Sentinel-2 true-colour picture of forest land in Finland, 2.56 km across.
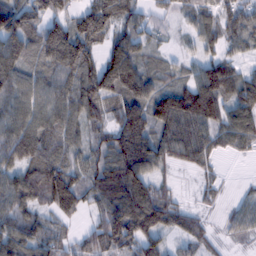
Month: February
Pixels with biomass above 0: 87%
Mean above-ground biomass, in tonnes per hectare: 83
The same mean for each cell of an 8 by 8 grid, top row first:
128 96 76 95 45 40 68 91
114 145 138 81 63 17 54 56
90 76 120 124 94 46 137 90
79 97 100 64 107 149 136 105
111 90 62 87 106 97 71 68
81 123 73 127 107 18 25 2
80 67 70 129 158 60 18 36
96 71 43 109 99 35 34 24
